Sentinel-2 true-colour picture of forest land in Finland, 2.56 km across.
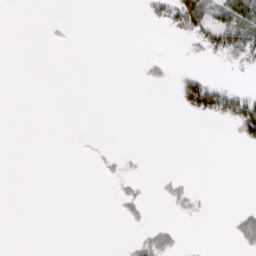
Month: March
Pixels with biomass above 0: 13%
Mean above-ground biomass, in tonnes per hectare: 10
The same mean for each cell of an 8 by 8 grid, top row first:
0 0 0 0 7 64 68 77
0 1 0 0 0 0 38 66
0 0 0 0 8 16 31 2
0 0 0 0 0 5 51 74
0 0 1 1 0 0 0 16
0 0 0 6 4 6 0 0
0 0 0 2 13 10 2 12
0 0 0 0 30 16 0 32
